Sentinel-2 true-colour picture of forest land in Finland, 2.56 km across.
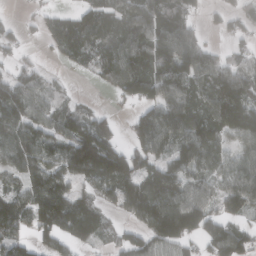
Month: March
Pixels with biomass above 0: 76%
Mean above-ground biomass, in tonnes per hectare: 87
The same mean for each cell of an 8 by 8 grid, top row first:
9 41 78 102 135 101 20 51
40 26 92 100 111 151 46 33
74 37 7 81 153 116 91 104
121 65 59 25 60 107 86 175
102 91 159 106 89 89 111 59
68 95 94 166 120 104 67 91
105 120 99 45 139 149 84 76
70 66 77 46 85 124 90 100
